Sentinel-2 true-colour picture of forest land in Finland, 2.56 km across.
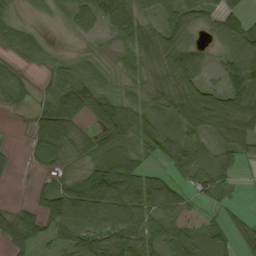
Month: September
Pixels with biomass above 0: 80%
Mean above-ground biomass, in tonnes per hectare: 51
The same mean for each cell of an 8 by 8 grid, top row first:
17 7 38 50 50 75 54 40
42 24 8 11 55 78 28 82
39 28 48 17 35 76 35 93
12 65 69 73 47 71 116 108
4 93 48 66 51 43 29 58
7 23 47 108 67 34 56 15
24 62 101 83 83 55 16 13
59 41 72 83 65 63 50 44
